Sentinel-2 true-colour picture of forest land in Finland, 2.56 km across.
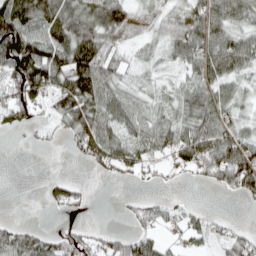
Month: April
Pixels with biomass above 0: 68%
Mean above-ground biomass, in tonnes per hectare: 56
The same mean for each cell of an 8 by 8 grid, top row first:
115 96 100 100 23 53 89 60
137 110 137 46 29 73 88 81
86 92 112 63 32 30 71 39
59 37 115 80 59 54 80 35
1 10 65 79 63 72 98 84
0 11 3 22 24 10 55 104
0 17 24 1 33 18 11 3
77 54 54 47 52 18 32 65
